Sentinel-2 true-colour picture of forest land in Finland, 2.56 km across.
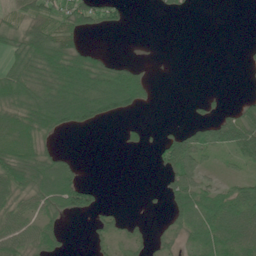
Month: June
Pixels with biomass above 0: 51%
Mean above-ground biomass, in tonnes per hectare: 39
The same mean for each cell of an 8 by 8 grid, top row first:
33 57 85 40 0 16 0 0
56 93 46 3 1 0 0 3
74 73 96 86 37 0 0 1
71 98 95 55 9 0 14 46
72 21 0 0 15 79 59 69
64 85 29 0 0 72 27 25
47 48 88 12 4 49 58 56
64 56 0 32 19 27 57 54
